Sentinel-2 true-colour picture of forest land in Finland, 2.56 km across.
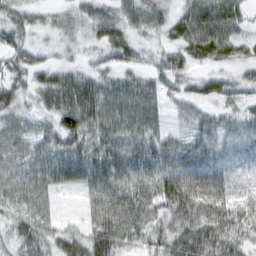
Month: February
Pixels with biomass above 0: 91%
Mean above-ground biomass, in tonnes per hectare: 44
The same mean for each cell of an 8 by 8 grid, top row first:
39 18 35 39 47 37 77 37
51 21 20 46 21 40 64 33
40 40 53 38 37 37 29 30
35 37 78 58 66 16 23 25
39 43 52 47 48 33 40 32
43 44 54 51 43 63 73 23
36 30 15 61 61 67 85 42
36 39 41 63 44 69 84 45
